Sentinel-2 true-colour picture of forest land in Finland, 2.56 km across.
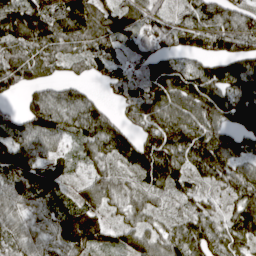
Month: April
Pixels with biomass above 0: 89%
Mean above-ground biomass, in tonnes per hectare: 87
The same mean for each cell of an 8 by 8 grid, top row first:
118 121 113 79 80 39 104 100
86 84 68 67 72 69 85 102
105 63 50 77 105 128 124 112
49 124 106 36 108 117 114 111
87 65 59 94 99 140 148 83
109 93 39 65 80 106 92 104
59 65 111 52 62 42 43 87
70 69 130 69 81 73 86 78
